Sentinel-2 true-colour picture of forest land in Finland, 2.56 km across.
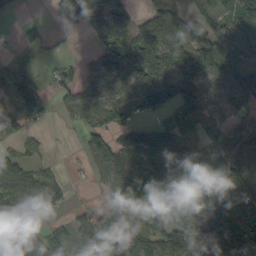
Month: September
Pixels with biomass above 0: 75%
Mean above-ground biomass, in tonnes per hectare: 87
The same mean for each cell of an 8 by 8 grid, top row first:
13 10 92 108 45 78 46 106
34 25 3 95 139 104 114 72
146 30 55 91 130 138 79 106
72 41 80 92 71 109 51 79
32 20 24 115 168 135 54 82
127 74 7 121 124 79 89 151
119 92 23 111 141 110 127 90
62 84 57 139 168 158 81 161
